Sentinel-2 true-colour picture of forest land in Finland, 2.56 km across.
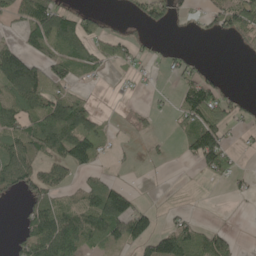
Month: May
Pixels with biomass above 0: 47%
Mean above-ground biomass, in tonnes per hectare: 48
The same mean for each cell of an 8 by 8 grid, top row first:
47 84 50 8 48 26 34 89
63 50 64 58 18 12 0 13
117 99 19 5 12 24 47 0
79 108 85 1 17 31 111 26
77 97 90 12 9 9 111 11
95 64 25 22 0 0 19 16
5 93 79 174 40 10 0 1
30 96 86 69 80 105 76 12
